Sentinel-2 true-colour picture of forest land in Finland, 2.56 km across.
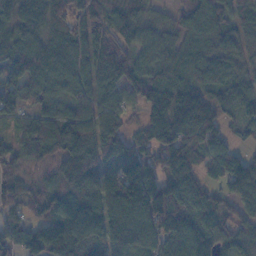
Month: November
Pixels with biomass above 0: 92%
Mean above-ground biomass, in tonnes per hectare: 92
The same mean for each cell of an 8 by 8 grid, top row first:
69 74 79 58 44 50 85 53
118 118 89 96 53 75 77 53
89 101 75 126 115 88 50 60
62 85 89 75 87 182 126 76
62 128 157 119 81 130 94 32
83 62 156 84 131 89 47 128
56 78 132 149 128 105 84 60
80 96 134 124 108 108 102 71
